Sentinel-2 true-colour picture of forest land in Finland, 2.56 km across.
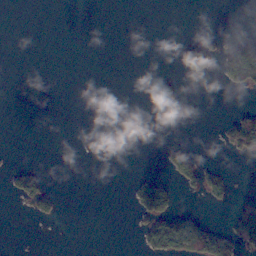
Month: November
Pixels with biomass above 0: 11%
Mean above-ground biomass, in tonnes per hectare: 13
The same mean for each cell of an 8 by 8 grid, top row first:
0 0 0 0 0 0 0 0
0 0 0 0 0 10 43 50
0 0 0 0 0 8 6 51
0 0 0 0 0 2 0 16
0 0 0 0 0 6 0 63
32 12 0 0 14 36 38 0
4 28 0 0 73 42 6 22
0 0 0 0 28 80 83 65
